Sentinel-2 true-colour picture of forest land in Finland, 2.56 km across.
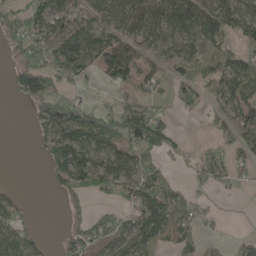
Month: May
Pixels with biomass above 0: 59%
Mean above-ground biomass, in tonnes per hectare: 64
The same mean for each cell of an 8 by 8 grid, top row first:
43 91 46 74 107 112 119 107
31 80 168 133 71 71 61 49
45 110 49 66 56 40 53 98
0 124 102 63 89 28 34 98
0 93 128 87 99 32 11 72
0 27 95 93 98 11 45 21
57 0 20 26 133 82 19 0
69 9 57 75 87 74 14 31
